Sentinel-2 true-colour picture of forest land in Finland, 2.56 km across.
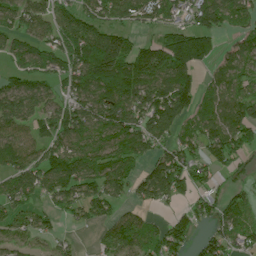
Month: July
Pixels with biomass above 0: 75%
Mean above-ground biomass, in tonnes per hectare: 73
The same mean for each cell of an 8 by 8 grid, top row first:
78 87 80 74 70 62 81 74
70 81 90 87 47 88 41 69
74 73 94 96 98 90 37 80
106 88 100 108 98 89 77 84
82 74 100 87 69 65 73 74
106 100 91 84 56 87 45 34
83 46 63 50 35 22 46 73
49 32 9 70 91 75 57 80
